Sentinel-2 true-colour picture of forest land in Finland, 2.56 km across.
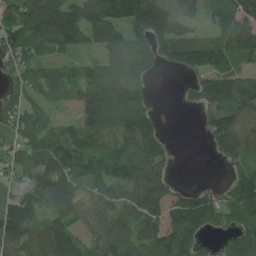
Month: July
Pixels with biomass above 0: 79%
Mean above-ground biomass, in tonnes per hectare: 125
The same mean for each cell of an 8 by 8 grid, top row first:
126 287 184 190 206 137 61 138
147 130 92 149 114 183 160 152
87 132 114 134 77 7 120 137
124 43 102 200 152 4 92 137
72 138 166 115 183 14 43 129
84 164 140 119 154 31 0 97
178 114 105 115 150 209 138 160
173 173 94 129 170 210 43 101
